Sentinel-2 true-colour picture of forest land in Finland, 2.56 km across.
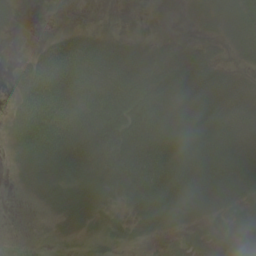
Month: June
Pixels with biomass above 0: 73%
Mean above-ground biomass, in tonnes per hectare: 48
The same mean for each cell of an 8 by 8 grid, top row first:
16 0 0 0 0 0 27 49
1 34 63 51 30 38 38 38
30 72 74 79 82 81 71 45
30 87 79 86 77 70 69 84
19 83 97 92 80 59 62 83
11 47 60 80 84 86 88 86
0 17 56 31 50 50 48 46
1 5 14 26 15 20 52 52
